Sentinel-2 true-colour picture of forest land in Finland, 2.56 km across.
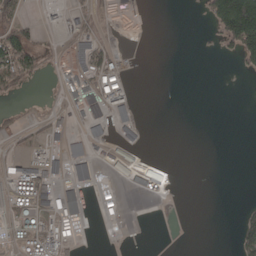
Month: April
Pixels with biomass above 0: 25%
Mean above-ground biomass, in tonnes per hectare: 22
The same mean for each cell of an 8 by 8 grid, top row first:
24 5 22 4 0 0 41 247
99 9 48 12 0 0 3 92
60 3 40 47 0 0 0 2
7 10 34 62 1 0 0 0
8 24 42 25 10 0 0 0
30 45 28 26 52 5 0 0
30 41 52 18 0 0 0 7
16 36 15 1 0 0 0 41
